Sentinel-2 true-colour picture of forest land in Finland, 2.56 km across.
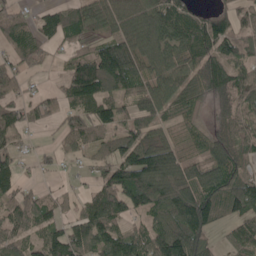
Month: May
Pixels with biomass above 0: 76%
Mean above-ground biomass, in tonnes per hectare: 82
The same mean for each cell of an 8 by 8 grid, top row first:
51 63 76 81 90 100 57 53
76 39 40 93 88 86 117 93
70 7 153 126 88 83 119 84
62 59 73 79 69 55 26 80
54 14 86 70 97 42 74 79
77 17 14 90 142 125 102 92
91 88 61 118 92 133 129 95
63 98 131 119 124 151 67 74
